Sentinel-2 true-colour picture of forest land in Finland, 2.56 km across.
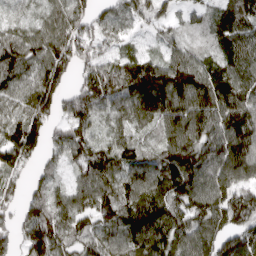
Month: April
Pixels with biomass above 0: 91%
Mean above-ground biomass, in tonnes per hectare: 109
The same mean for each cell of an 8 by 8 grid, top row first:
40 66 102 93 91 61 68 126
111 113 114 56 34 73 75 106
94 145 74 122 165 131 134 108
85 119 125 78 104 122 138 142
156 95 125 86 68 128 132 145
89 68 79 130 128 157 129 97
77 121 91 136 170 132 135 151
78 167 90 107 142 130 123 107
